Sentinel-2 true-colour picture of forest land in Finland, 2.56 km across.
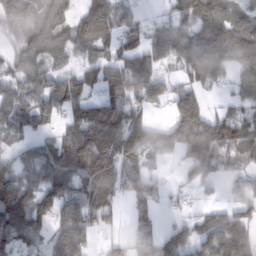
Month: February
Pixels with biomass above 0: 77%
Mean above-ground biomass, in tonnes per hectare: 88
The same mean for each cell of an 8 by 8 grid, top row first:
124 108 74 103 27 79 119 74
62 97 70 58 91 120 119 104
69 92 74 101 132 44 101 70
99 93 93 137 68 92 59 51
52 57 154 176 122 121 148 106
97 115 113 128 87 12 77 50
150 95 113 62 80 14 30 74
92 59 98 26 75 82 90 101
